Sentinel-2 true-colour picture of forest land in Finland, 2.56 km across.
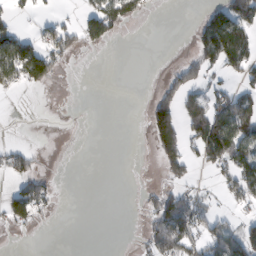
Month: February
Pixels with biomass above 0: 39%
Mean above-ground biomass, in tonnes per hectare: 40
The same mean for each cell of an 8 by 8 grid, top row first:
23 15 30 104 22 0 62 94
114 73 36 8 0 3 110 107
62 70 1 0 1 63 40 33
0 2 0 0 18 88 100 103
16 2 0 0 3 95 148 112
52 26 0 0 1 43 10 99
79 29 0 0 21 100 37 20
3 0 0 0 30 118 63 90
